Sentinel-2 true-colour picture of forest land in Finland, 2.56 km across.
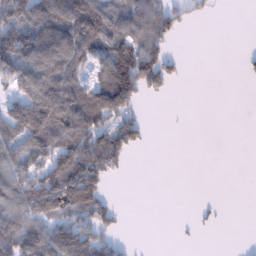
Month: January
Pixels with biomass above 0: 50%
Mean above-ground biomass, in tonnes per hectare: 72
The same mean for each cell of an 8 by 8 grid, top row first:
154 166 175 108 99 58 14 0
184 165 142 126 102 10 0 2
120 145 90 150 123 28 0 5
133 186 145 116 14 1 0 0
117 151 126 117 30 0 0 0
128 121 140 38 0 0 0 0
133 91 97 38 0 0 7 0
166 144 144 43 0 3 0 0
